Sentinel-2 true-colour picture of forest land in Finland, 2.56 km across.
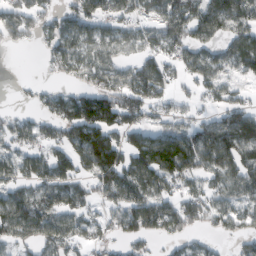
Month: February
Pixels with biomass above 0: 71%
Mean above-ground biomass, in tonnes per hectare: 71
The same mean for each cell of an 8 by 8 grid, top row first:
78 57 80 61 48 87 101 92
23 43 58 58 56 67 57 77
5 17 46 74 101 45 70 43
26 49 116 120 70 48 36 91
60 72 118 125 101 122 109 113
59 81 64 117 113 99 65 80
92 75 57 60 109 83 83 69
70 82 57 44 45 38 31 42
